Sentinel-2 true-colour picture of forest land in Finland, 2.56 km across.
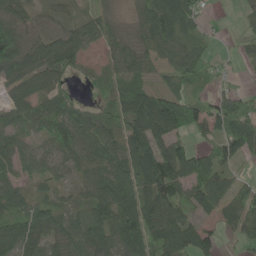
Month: May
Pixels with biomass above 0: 82%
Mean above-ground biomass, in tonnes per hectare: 60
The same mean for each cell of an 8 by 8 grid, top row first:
62 18 27 29 61 81 15 15
103 86 70 43 61 76 28 19
85 79 13 32 38 52 38 13
53 72 53 40 97 148 78 92
42 27 73 71 74 79 30 80
42 37 30 82 95 92 90 30
47 53 36 92 98 70 67 84
84 56 70 78 75 103 60 42
